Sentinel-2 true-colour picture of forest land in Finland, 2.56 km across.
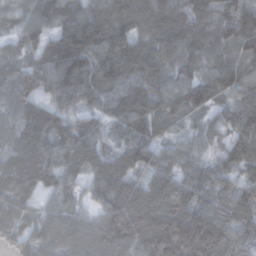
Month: November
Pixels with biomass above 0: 96%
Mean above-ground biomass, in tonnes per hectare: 91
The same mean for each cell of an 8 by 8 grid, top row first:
70 107 109 129 113 91 89 104
54 111 160 144 112 85 82 91
53 79 119 99 95 96 68 81
62 75 60 68 61 45 49 96
76 91 110 52 94 46 52 94
92 65 51 115 75 83 67 67
66 48 53 119 175 134 99 93
52 80 87 129 139 185 191 81
